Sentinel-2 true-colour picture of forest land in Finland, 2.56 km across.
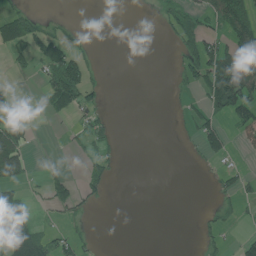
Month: June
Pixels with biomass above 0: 28%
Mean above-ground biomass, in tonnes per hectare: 31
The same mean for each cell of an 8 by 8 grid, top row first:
56 11 0 0 0 44 44 94
56 68 18 0 0 25 76 123
5 44 100 0 0 13 73 183
13 20 37 8 0 4 38 65
109 0 13 25 0 2 37 11
83 30 18 26 0 0 8 27
88 16 26 2 0 0 6 19
119 52 32 0 0 0 23 20
